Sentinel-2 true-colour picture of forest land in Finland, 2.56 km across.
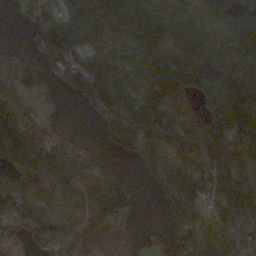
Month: November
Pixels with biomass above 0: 79%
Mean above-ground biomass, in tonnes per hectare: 109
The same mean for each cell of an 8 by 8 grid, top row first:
17 94 105 110 105 95 107 110
27 100 89 75 131 92 103 132
102 63 111 143 112 195 134 143
167 34 19 89 129 148 111 194
174 194 75 48 129 130 190 278
103 217 185 42 32 94 157 141
79 77 67 143 13 105 115 202
46 70 69 60 33 82 117 145
